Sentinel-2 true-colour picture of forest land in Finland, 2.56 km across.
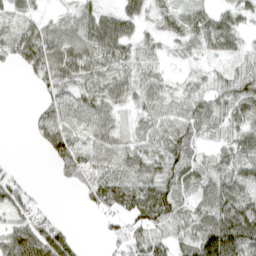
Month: April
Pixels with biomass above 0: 79%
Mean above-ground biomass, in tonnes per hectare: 50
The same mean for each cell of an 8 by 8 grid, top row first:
29 19 40 44 42 44 39 43
70 89 69 70 37 24 37 26
1 58 65 61 49 18 27 57
0 60 64 48 41 52 60 62
0 55 53 62 47 78 29 70
14 1 59 81 68 66 50 64
53 13 10 50 89 53 66 97
85 107 12 18 50 39 105 118
